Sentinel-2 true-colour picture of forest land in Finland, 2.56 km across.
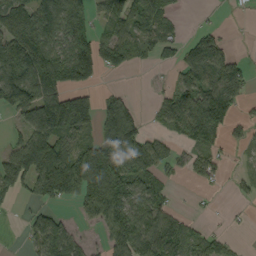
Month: September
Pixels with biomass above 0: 61%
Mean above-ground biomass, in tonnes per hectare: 76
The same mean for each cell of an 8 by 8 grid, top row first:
135 113 92 92 103 32 5 2
133 116 101 99 50 47 106 2
132 127 81 3 1 38 84 92
81 186 162 102 15 103 154 29
49 171 99 147 92 36 70 23
106 163 170 189 93 18 45 17
7 41 30 98 73 22 5 5
3 109 39 60 107 81 46 7
